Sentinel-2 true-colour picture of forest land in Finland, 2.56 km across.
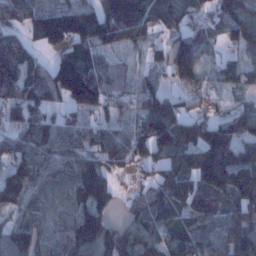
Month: January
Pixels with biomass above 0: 86%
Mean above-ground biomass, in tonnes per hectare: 102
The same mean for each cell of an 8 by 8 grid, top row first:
109 149 148 145 150 103 55 113
88 81 93 74 57 109 63 60
118 105 221 103 51 54 41 80
75 72 84 65 102 107 57 70
83 108 114 97 119 149 176 126
109 85 127 65 40 135 160 176
81 78 113 62 109 125 137 155
96 71 123 105 116 90 89 119
